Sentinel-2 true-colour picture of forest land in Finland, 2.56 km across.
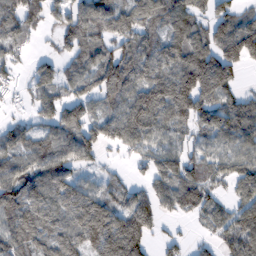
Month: February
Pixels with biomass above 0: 80%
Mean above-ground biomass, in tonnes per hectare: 97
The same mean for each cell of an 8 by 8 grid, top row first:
97 54 101 100 97 113 87 74
69 12 95 81 98 125 124 167
35 78 77 158 137 157 189 41
16 84 88 87 172 123 108 93
88 87 115 72 99 72 75 96
109 107 53 35 55 119 75 92
133 106 141 127 115 80 94 98
107 97 108 208 111 42 36 129
